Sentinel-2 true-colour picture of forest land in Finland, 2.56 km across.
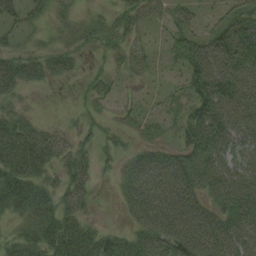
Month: August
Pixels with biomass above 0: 73%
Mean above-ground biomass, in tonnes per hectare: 42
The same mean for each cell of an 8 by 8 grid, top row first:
33 29 20 23 31 40 21 52
27 25 24 24 21 39 64 66
54 30 11 22 13 15 78 68
33 2 13 16 22 26 67 63
70 50 24 16 30 34 76 37
64 28 33 11 74 83 62 58
36 41 32 2 71 82 54 65
33 58 61 38 53 86 78 66
